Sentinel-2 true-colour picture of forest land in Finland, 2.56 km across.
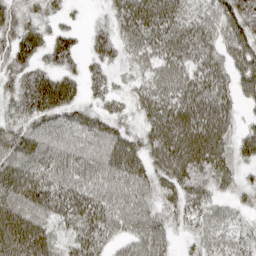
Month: April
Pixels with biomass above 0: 93%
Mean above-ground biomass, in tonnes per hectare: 63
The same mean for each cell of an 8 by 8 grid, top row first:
49 32 10 47 92 61 51 82
73 63 39 62 68 78 67 72
55 78 54 38 48 78 73 63
62 87 48 45 53 88 89 36
72 59 52 68 60 99 114 58
81 69 64 68 62 83 76 37
88 78 74 65 57 44 53 30
107 86 72 41 71 22 49 40
